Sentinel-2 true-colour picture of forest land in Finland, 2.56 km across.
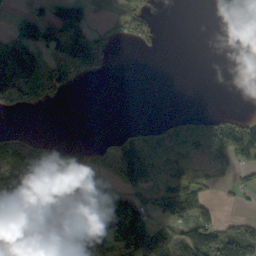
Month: September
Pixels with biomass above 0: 49%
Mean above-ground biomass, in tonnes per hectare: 68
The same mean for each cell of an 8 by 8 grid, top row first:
30 70 93 22 80 0 0 0
159 93 135 26 24 0 0 0
178 127 25 4 0 0 0 0
20 4 0 0 0 9 18 13
61 38 10 37 106 117 114 73
93 93 117 46 120 104 45 31
120 27 189 231 132 155 70 12
115 57 198 212 225 80 125 86
